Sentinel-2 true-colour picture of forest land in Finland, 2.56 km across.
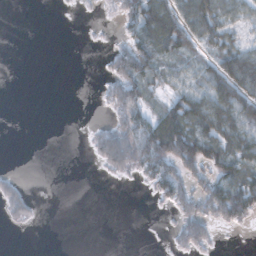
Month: November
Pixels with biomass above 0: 43%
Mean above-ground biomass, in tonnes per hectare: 35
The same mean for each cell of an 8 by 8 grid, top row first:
0 0 2 7 90 79 89 37
0 0 0 20 76 75 42 59
0 0 0 37 66 28 59 121
0 0 0 27 45 89 105 84
0 0 0 86 86 122 93 82
12 0 0 11 30 70 52 79
31 0 0 0 0 39 49 86
0 0 0 0 0 24 37 0
